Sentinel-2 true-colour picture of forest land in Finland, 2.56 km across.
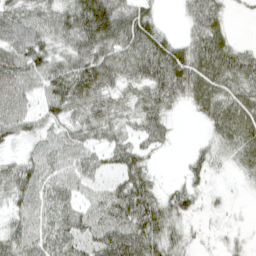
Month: April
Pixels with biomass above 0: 84%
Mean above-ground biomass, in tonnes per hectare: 52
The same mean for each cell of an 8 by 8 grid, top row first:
55 60 101 96 46 6 67 5
73 56 65 72 88 46 72 32
70 76 91 57 72 90 70 67
63 54 58 52 63 19 50 62
30 39 49 44 39 9 27 63
56 52 51 42 52 6 32 20
34 57 45 77 89 53 17 4
53 58 67 84 83 36 7 15
